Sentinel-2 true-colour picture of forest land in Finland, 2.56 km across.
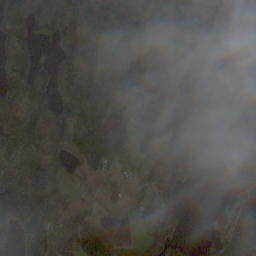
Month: October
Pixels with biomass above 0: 66%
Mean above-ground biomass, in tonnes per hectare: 71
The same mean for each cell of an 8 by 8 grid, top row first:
159 121 64 73 37 67 81 0
79 23 83 42 68 156 38 0
67 103 129 92 114 82 0 38
66 100 135 116 112 38 0 129
97 85 105 165 109 36 5 113
110 59 31 34 75 58 0 107
75 74 8 9 45 35 6 106
77 117 97 48 38 57 39 129
